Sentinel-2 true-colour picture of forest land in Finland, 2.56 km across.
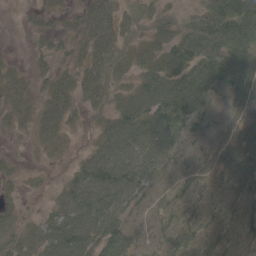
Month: May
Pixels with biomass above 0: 83%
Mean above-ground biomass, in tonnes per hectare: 51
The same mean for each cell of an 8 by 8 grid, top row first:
4 20 48 69 35 24 64 89
2 22 42 67 55 69 70 91
45 39 68 49 51 80 83 83
59 60 31 48 82 103 49 52
4 36 8 89 98 65 35 56
19 8 51 89 76 38 30 60
23 24 87 90 25 52 34 40
35 59 76 73 17 46 46 36
